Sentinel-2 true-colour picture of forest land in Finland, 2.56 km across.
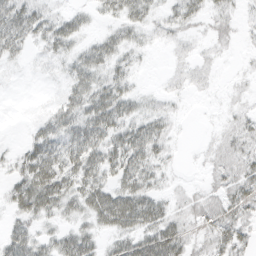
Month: March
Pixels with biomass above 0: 72%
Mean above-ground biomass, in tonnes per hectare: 23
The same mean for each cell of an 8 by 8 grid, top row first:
45 24 15 17 24 23 18 10
28 21 18 28 11 8 7 4
1 3 30 27 2 7 7 4
1 14 37 44 18 7 1 9
6 42 48 37 42 6 5 20
25 57 43 29 36 5 9 25
26 33 27 62 48 14 24 26
34 21 41 18 41 39 21 27
